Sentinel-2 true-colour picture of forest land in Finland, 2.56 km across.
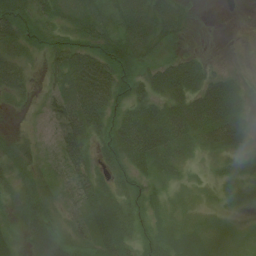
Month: July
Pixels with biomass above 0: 88%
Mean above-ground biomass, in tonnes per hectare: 41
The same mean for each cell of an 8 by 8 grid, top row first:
80 35 40 28 61 47 1 1
41 37 52 55 48 23 4 1
55 28 94 83 45 93 53 26
8 43 91 59 64 68 101 47
25 19 74 61 98 63 47 33
28 18 47 31 32 17 11 23
18 39 30 47 44 15 8 15
20 45 26 54 39 35 18 9
